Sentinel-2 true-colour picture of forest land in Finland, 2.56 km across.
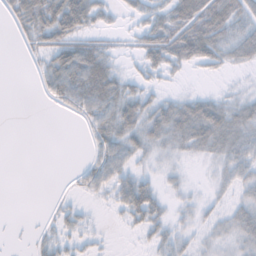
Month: November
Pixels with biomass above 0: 58%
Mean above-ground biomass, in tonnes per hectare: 23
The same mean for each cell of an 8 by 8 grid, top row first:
28 55 62 13 25 48 65 38
2 32 45 15 33 53 49 36
0 25 59 42 17 6 6 3
0 1 23 41 35 38 42 29
0 0 1 39 30 29 37 35
0 0 13 31 19 9 5 26
0 2 12 12 45 11 12 21
1 16 17 2 10 23 14 23
